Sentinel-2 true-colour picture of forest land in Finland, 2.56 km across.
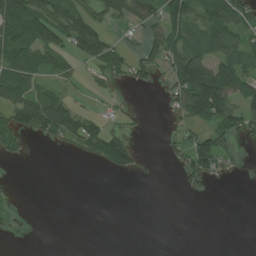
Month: July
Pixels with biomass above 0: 43%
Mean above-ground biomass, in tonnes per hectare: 41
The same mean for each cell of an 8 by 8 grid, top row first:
102 115 84 70 56 56 71 71
91 69 95 54 35 64 92 77
82 31 15 33 28 85 166 93
73 111 42 12 5 46 133 69
29 19 42 76 2 34 82 29
1 0 0 11 4 9 57 8
12 0 0 0 0 0 0 0
2 0 0 0 0 0 0 0
